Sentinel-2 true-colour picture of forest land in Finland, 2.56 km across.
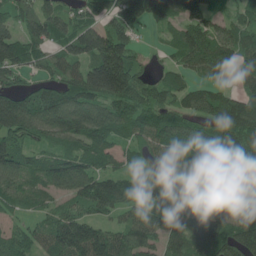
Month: June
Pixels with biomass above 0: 88%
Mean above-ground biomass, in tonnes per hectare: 96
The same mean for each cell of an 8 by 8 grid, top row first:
77 98 68 86 109 102 92 66
108 67 136 165 23 84 127 101
49 66 115 235 62 68 56 55
232 158 142 105 100 104 121 147
82 73 108 77 75 110 111 125
96 100 115 85 44 96 56 75
49 45 58 95 65 50 84 84
68 83 184 108 90 94 120 133
